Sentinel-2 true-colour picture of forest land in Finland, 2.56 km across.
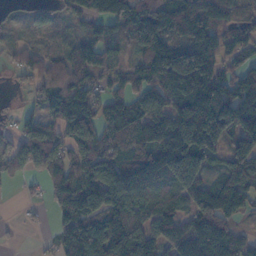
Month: November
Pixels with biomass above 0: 82%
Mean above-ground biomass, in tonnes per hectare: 107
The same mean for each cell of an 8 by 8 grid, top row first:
26 41 68 125 115 153 138 77
38 41 77 44 81 131 139 77
20 81 84 54 93 167 140 88
27 73 148 101 99 148 246 178
102 125 127 132 159 209 183 119
36 92 132 181 128 157 82 130
3 33 139 142 87 83 181 79
0 12 178 176 141 136 198 72
